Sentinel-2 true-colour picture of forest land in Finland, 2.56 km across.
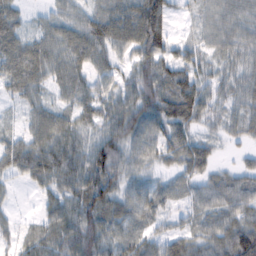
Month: February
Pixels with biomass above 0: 91%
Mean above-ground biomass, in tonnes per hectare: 56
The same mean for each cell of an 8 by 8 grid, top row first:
40 31 47 72 107 22 37 54
70 63 69 71 83 37 34 49
77 52 59 53 82 79 47 42
18 65 65 76 78 87 51 40
58 88 60 70 56 60 33 15
35 73 80 70 34 28 40 41
9 41 76 54 49 24 56 70
36 69 86 51 49 59 61 111
